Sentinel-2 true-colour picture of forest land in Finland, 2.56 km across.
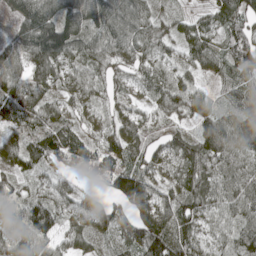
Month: May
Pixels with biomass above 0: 92%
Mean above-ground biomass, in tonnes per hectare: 75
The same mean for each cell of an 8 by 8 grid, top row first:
51 128 124 94 67 37 57 87
64 139 76 77 73 48 74 116
81 65 72 51 54 53 33 79
87 75 45 49 42 70 72 78
57 91 77 60 79 69 95 86
44 37 52 100 100 57 81 86
53 99 67 74 140 110 83 90
69 79 51 42 125 118 53 65
